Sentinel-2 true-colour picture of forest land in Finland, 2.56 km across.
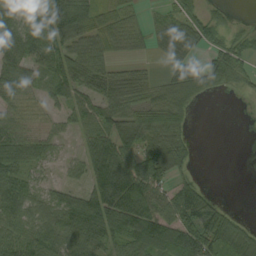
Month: September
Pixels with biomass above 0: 73%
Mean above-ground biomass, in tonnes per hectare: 52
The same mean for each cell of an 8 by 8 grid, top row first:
59 102 95 48 18 50 36 4
80 73 67 49 24 47 42 38
68 48 59 63 33 54 43 28
35 18 45 62 55 47 0 0
60 34 22 88 73 64 0 0
56 17 30 125 102 53 1 0
65 56 74 101 99 78 61 4
66 66 69 51 94 96 87 61
